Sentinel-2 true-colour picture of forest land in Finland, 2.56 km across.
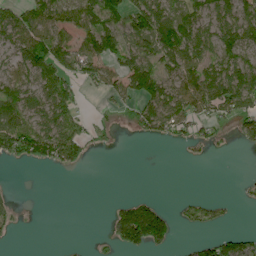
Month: June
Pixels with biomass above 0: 52%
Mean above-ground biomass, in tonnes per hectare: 58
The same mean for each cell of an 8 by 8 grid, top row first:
54 60 71 104 130 70 68 84
85 126 73 110 72 112 74 97
82 104 67 60 140 74 96 128
98 116 45 18 76 85 59 83
106 113 68 14 8 18 29 22
0 1 2 0 0 0 0 4
18 0 0 29 125 14 38 7
6 0 0 47 166 33 32 57
